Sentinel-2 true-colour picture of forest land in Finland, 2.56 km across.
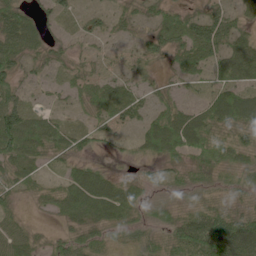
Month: June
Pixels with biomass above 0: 80%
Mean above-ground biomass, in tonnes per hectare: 37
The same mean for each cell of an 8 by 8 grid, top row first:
56 23 17 20 20 31 37 26
58 32 12 8 22 39 57 54
42 13 24 23 17 18 23 49
73 20 13 42 29 49 52 78
89 60 34 13 38 73 58 42
42 18 51 27 20 22 26 24
22 21 64 66 26 24 37 26
54 17 39 21 27 46 89 89
